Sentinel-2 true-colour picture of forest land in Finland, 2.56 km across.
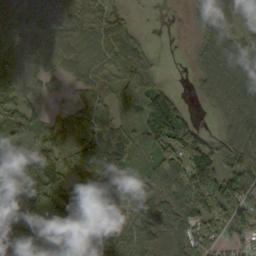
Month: September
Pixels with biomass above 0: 85%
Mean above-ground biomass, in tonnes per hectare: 89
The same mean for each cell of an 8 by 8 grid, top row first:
143 102 107 61 0 0 98 62
126 108 102 86 49 0 80 88
115 69 74 62 100 4 81 115
75 41 83 58 95 112 22 128
70 97 148 120 60 142 90 128
115 130 120 90 60 137 156 132
70 101 114 101 78 118 92 102
78 78 91 117 96 97 73 53
